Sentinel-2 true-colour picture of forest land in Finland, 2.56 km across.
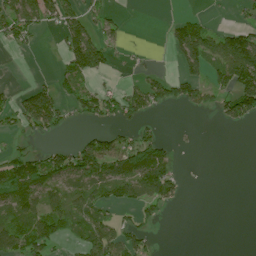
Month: July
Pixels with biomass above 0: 42%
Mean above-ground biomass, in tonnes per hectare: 46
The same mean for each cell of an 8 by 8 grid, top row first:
82 58 58 21 0 13 11 15
25 0 138 33 5 60 96 126
2 12 81 11 39 61 43 117
55 118 45 64 60 4 22 80
10 14 44 62 81 13 0 0
104 107 95 78 113 42 0 0
70 69 63 35 47 12 0 0
72 83 37 77 46 0 0 0
